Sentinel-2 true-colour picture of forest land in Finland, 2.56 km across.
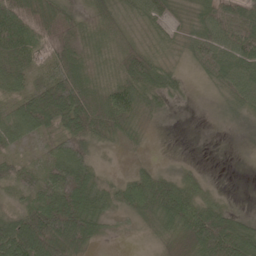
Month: May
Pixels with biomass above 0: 85%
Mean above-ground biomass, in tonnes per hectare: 54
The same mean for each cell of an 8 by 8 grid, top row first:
71 54 28 49 54 32 58 65
73 66 58 38 43 26 65 78
49 55 93 40 77 31 27 64
53 123 111 82 37 7 6 26
35 28 96 25 12 0 0 2
54 67 101 22 40 28 10 0
27 87 103 45 85 102 58 9
112 149 109 11 13 52 121 92
